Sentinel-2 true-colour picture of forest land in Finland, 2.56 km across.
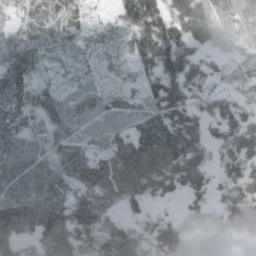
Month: April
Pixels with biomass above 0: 90%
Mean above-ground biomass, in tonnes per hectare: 80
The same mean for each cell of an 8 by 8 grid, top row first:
37 74 40 29 151 107 120 82
82 50 31 24 107 119 57 37
102 28 39 25 53 98 62 45
101 91 73 71 74 109 61 67
98 80 71 76 125 144 69 107
102 98 80 92 121 93 49 81
143 137 104 47 35 10 38 92
129 124 93 106 61 99 85 114
